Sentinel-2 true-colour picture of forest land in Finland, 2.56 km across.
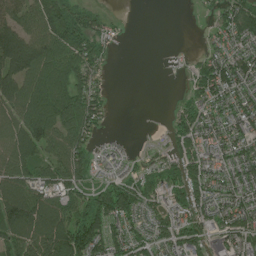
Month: July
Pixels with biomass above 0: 74%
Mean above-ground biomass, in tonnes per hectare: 81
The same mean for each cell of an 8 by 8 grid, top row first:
107 159 99 16 0 0 15 125
206 143 127 24 0 2 33 71
161 140 98 8 0 2 104 105
129 171 150 17 0 35 73 88
143 108 87 22 6 52 81 75
122 75 86 36 58 74 85 66
176 143 100 119 69 70 72 78
120 168 153 88 64 82 49 77
